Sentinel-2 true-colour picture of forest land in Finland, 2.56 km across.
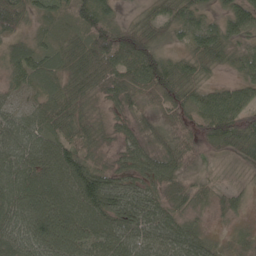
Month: May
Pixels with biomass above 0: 88%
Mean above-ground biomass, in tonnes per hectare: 54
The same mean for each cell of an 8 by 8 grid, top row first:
66 34 52 35 30 61 31 67
38 37 55 95 90 23 61 32
34 53 61 44 66 66 20 36
34 60 41 15 24 46 71 60
73 59 49 15 33 53 36 67
85 77 121 57 43 41 13 6
94 101 98 99 80 35 15 16
90 113 90 82 71 79 37 16
